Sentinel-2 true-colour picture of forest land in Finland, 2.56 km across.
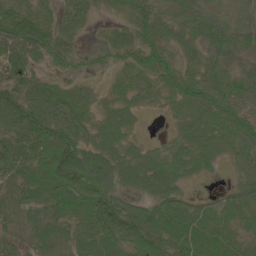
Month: June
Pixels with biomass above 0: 92%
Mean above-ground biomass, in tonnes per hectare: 66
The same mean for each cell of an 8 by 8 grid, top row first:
95 49 54 27 72 66 67 50
87 76 32 59 76 60 61 54
75 46 38 27 49 77 80 61
123 88 67 48 24 39 80 73
91 111 84 59 21 43 60 73
77 101 108 70 61 62 21 36
62 80 87 102 61 79 43 62
39 65 65 94 94 91 91 53
